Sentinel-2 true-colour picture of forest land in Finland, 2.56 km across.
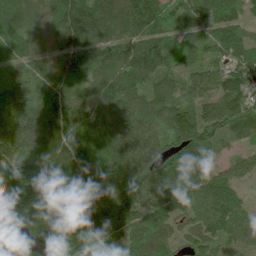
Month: June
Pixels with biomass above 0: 96%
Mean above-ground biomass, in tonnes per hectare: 133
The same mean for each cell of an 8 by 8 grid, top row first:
124 105 151 135 173 102 130 102
117 96 125 123 144 127 104 131
130 107 102 156 129 85 90 124
196 108 106 125 128 168 138 140
169 152 184 160 121 129 137 58
260 164 147 162 134 145 116 73
286 159 154 176 132 119 151 104
52 183 128 102 157 93 96 94
